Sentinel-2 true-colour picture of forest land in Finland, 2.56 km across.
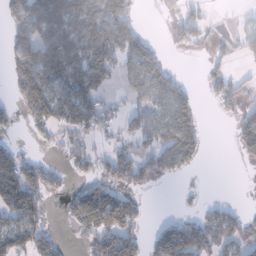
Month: January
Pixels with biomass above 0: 52%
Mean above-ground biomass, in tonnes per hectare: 56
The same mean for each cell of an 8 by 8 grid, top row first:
65 108 101 124 7 30 15 8
58 89 103 117 68 21 20 32
59 94 106 43 94 40 29 27
31 95 97 32 54 102 1 42
20 15 45 29 48 101 16 50
123 56 25 74 52 34 1 1
121 31 105 137 20 4 30 16
71 47 20 88 43 109 93 64
